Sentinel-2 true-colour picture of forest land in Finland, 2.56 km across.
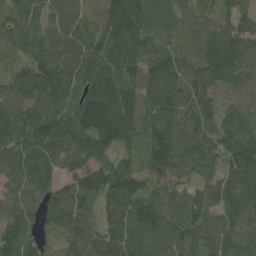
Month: June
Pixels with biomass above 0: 97%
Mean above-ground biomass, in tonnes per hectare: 111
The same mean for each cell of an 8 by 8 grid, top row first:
88 84 70 138 128 87 60 80
60 115 107 174 111 85 140 129
86 134 112 142 121 135 119 85
104 136 153 177 113 126 88 61
125 154 131 115 92 169 99 119
103 108 103 140 87 79 78 138
90 92 102 105 121 96 92 149
134 36 95 112 129 120 100 118
